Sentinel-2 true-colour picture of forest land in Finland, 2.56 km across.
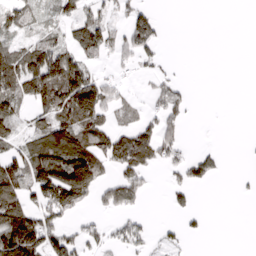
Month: March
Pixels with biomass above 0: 46%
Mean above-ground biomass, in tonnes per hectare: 58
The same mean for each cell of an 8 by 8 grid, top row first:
66 26 65 38 64 0 0 0
56 88 79 54 65 0 0 0
114 140 146 36 18 32 0 0
61 77 161 49 30 54 0 0
50 134 122 113 112 64 7 1
102 178 221 47 59 35 62 8
127 103 52 54 18 32 7 0
200 115 65 43 44 29 6 0
